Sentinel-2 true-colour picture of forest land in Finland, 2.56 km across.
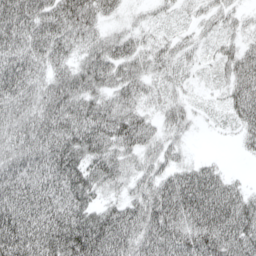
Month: April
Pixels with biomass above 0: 88%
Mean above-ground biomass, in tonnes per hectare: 68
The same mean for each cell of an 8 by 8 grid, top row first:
99 88 106 28 16 16 32 24
89 83 61 66 43 40 19 45
103 71 94 73 53 34 12 76
77 105 97 84 44 43 9 59
92 96 101 75 57 30 1 20
94 88 95 61 48 60 64 11
95 89 92 53 80 96 103 83
118 104 133 104 82 85 94 86
